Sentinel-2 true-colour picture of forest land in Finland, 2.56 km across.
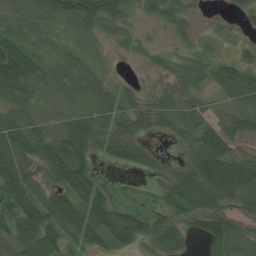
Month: July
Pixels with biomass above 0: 82%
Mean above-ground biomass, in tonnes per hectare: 61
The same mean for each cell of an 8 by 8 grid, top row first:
53 75 103 81 31 52 8 28
82 23 30 16 23 22 23 15
113 68 69 32 7 41 46 83
59 57 55 71 55 65 47 59
88 87 92 55 30 13 98 57
123 56 105 5 17 34 116 110
97 104 94 84 39 68 73 58
80 94 63 76 72 76 65 67
